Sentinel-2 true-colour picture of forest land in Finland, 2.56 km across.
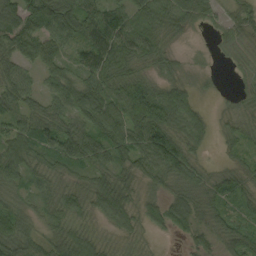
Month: September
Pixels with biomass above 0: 89%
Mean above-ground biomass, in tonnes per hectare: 61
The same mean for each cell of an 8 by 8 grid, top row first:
101 130 112 86 68 61 36 47
88 74 62 109 78 19 5 26
72 52 78 93 54 34 11 20
66 55 89 124 108 83 14 27
74 91 121 117 98 80 21 35
67 42 40 60 56 67 34 41
43 39 43 84 47 74 45 37
83 45 62 19 15 17 40 67
